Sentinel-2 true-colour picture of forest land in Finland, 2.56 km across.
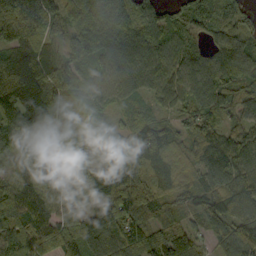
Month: September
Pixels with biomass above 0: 95%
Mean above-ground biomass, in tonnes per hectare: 105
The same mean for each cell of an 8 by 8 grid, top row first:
223 126 104 100 145 84 125 100
109 78 87 112 104 93 94 101
151 126 109 80 101 102 95 117
132 114 53 49 78 67 85 84
134 30 83 102 146 88 93 105
92 107 109 163 154 98 89 104
129 115 88 139 117 63 93 117
127 127 120 106 112 130 36 93
